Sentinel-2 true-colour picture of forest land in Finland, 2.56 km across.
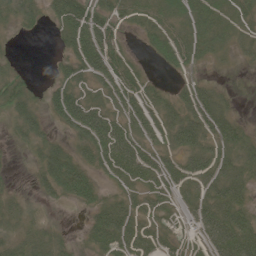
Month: May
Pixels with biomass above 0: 71%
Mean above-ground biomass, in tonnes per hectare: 34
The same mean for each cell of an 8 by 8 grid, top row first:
35 22 60 34 27 32 48 36
5 3 66 41 15 48 36 26
31 11 39 55 20 9 13 6
39 29 70 40 40 42 55 9
15 35 39 66 41 44 44 45
4 50 56 29 44 40 52 46
23 11 18 39 26 20 50 41
28 37 14 55 37 18 38 61
